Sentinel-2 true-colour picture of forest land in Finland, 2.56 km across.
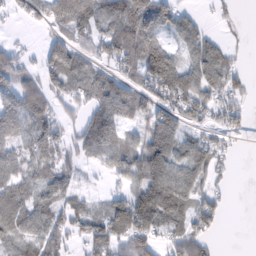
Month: February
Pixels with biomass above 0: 73%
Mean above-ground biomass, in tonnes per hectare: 58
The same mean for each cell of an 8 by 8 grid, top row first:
26 62 84 79 101 64 10 7
27 67 55 64 116 43 71 9
77 51 65 60 89 106 79 31
97 59 28 80 60 75 54 39
69 75 44 82 83 76 51 22
64 62 23 32 94 76 47 0
77 67 40 67 102 68 60 0
57 57 34 85 79 48 37 0
